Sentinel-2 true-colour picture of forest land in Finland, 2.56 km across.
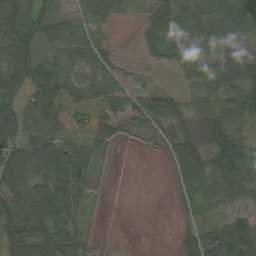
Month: August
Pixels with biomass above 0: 74%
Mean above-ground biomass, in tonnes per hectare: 59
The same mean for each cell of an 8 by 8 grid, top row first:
94 66 38 47 28 80 89 68
105 43 50 22 32 61 56 70
89 80 26 16 8 10 69 99
77 98 34 48 87 66 38 94
88 94 45 33 8 76 55 97
109 100 83 3 0 47 98 100
106 111 52 0 0 16 42 42
108 97 43 0 0 24 82 116
